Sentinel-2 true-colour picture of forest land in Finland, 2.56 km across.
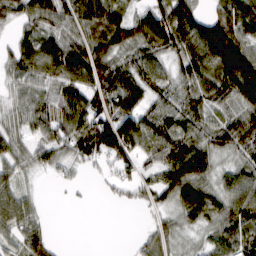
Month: March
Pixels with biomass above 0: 82%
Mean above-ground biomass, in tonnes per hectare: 77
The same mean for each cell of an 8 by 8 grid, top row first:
64 79 103 103 73 114 68 111
54 92 92 95 92 86 149 139
53 77 98 107 97 67 107 163
52 83 95 108 91 94 73 83
58 64 86 129 95 96 82 85
57 17 17 33 43 129 76 96
120 8 6 7 24 71 108 117
73 58 0 0 35 37 53 101
